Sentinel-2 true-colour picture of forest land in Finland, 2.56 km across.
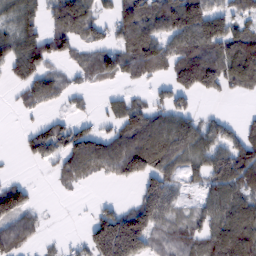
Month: February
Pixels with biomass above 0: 64%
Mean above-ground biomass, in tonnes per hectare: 70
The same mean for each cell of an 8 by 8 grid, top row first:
65 51 94 54 103 131 119 51
89 116 46 55 124 92 95 90
49 71 22 41 43 86 62 79
10 23 20 46 83 83 13 7
6 100 85 86 125 105 78 78
11 11 55 42 99 60 84 112
119 5 1 46 106 54 69 109
82 11 20 201 118 61 82 129
